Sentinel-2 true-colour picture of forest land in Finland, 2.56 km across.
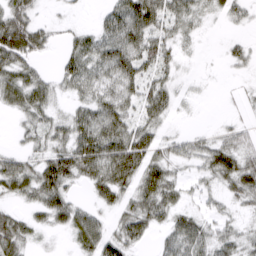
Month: March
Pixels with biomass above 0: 73%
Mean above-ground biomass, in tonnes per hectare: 36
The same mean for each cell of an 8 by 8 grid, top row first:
53 6 4 39 57 38 31 31
76 26 41 53 49 21 26 16
49 24 54 44 37 37 15 4
25 33 26 47 30 28 0 6
11 36 49 55 66 33 30 32
60 59 38 57 74 22 29 63
17 37 26 45 49 35 15 15
55 6 35 70 31 46 42 29
